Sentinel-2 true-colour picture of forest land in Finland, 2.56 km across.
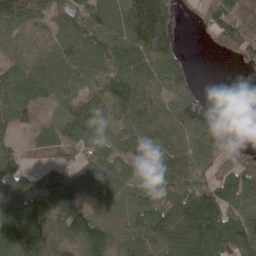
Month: May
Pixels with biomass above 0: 81%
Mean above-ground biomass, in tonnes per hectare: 87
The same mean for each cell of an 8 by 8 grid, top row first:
146 83 75 93 143 40 54 60
107 120 140 109 119 53 10 66
121 147 103 103 99 92 0 12
112 21 85 85 97 92 62 30
45 51 86 85 97 98 89 12
87 55 77 125 58 107 82 97
97 56 73 54 77 145 144 107
113 88 122 75 82 133 169 123
